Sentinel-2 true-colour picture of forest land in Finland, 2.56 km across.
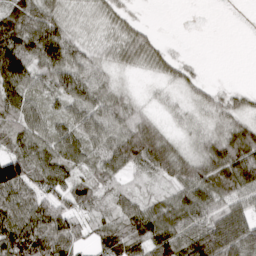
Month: March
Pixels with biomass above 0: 84%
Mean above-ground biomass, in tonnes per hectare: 65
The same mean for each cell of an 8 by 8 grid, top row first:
86 73 20 41 6 0 0 0
126 107 57 39 68 7 0 0
108 69 85 31 8 31 14 1
87 45 69 72 34 21 38 45
60 76 69 84 110 34 59 103
124 132 98 102 45 91 111 138
77 81 53 44 62 78 76 68
104 97 46 57 74 106 169 121
